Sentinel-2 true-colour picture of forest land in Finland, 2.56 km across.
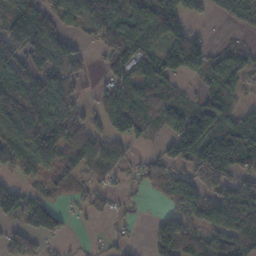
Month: November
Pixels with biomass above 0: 70%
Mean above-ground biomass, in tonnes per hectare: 76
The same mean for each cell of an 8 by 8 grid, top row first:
99 86 85 130 140 80 31 53
119 127 49 75 99 126 61 45
96 77 53 74 75 62 67 65
105 109 57 98 72 38 103 59
87 140 67 59 26 113 131 138
29 47 47 40 61 81 93 87
104 107 20 21 9 51 86 134
85 42 7 24 14 103 80 85
